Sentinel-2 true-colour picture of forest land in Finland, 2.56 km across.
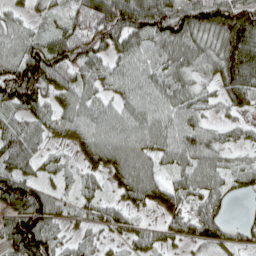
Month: April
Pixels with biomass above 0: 85%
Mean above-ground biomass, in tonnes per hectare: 69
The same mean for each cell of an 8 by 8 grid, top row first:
34 27 65 143 134 103 92 98
72 114 119 107 78 93 67 129
151 112 65 54 64 68 37 110
72 67 67 49 61 68 29 40
83 36 47 74 64 70 63 30
102 30 33 46 73 45 71 47
106 102 30 42 37 48 68 8
134 98 35 21 39 30 47 38
